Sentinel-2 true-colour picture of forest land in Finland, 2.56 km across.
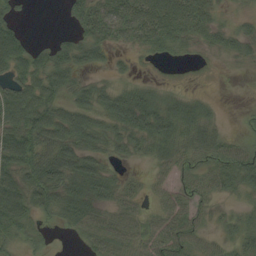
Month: September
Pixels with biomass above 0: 78%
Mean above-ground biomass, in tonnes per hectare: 37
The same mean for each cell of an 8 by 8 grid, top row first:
23 0 48 51 62 68 40 13
62 29 44 27 26 25 19 26
46 54 28 16 12 4 2 1
74 68 53 52 64 48 24 3
72 58 53 34 37 49 49 23
56 68 63 29 14 29 34 47
69 39 57 33 22 42 20 14
27 8 15 49 42 57 23 31
